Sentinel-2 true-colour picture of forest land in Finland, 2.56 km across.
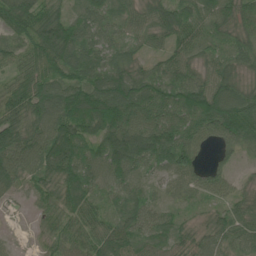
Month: June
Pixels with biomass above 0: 94%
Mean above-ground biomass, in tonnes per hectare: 65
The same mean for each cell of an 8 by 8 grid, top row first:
108 80 50 57 50 72 62 66
48 95 79 55 34 57 40 49
46 67 66 81 69 67 57 48
69 83 109 121 92 84 96 85
99 98 88 119 117 96 41 65
67 68 91 71 37 56 54 18
9 33 73 43 62 28 32 42
7 32 61 84 66 51 46 49
